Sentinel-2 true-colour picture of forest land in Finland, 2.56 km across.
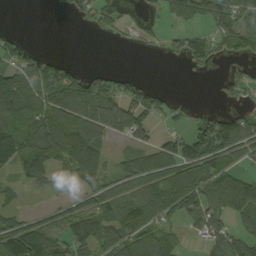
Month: September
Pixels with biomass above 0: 60%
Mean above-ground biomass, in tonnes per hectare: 70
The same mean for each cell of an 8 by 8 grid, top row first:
0 0 24 59 16 62 74 84
55 8 0 4 7 30 61 62
116 117 84 80 28 0 4 40
105 117 132 112 112 34 21 37
132 143 151 27 54 84 144 100
33 36 78 52 111 124 108 58
32 29 68 80 110 90 96 89
152 134 102 93 125 61 61 64
